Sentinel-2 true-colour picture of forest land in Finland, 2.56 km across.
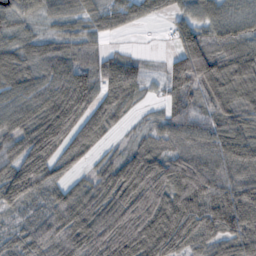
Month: October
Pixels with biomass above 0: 89%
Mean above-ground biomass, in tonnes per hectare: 79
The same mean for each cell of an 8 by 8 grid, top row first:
80 42 50 66 51 43 70 76
64 64 70 17 3 67 105 78
85 83 109 71 41 93 122 78
77 106 105 73 18 64 54 64
71 114 92 23 46 65 78 100
84 72 31 68 90 110 103 76
45 65 93 94 125 137 122 128
48 89 116 138 140 117 89 96
